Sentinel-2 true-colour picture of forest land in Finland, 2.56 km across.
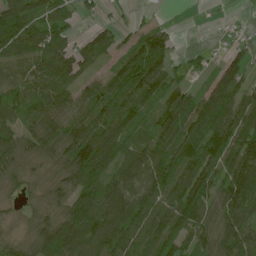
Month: June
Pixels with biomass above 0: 82%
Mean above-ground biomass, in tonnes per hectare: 84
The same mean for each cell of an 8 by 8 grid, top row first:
161 92 36 13 13 0 2 4
102 119 67 62 105 33 11 35
63 112 70 76 147 42 40 76
69 110 78 102 61 130 124 106
86 78 142 99 77 123 116 110
38 29 97 92 115 114 113 150
21 37 106 135 99 114 106 125
26 117 134 138 94 101 83 113
